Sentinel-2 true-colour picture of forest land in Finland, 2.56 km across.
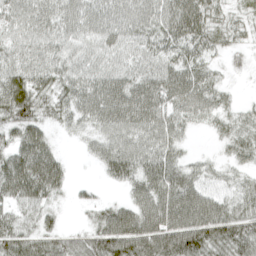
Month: April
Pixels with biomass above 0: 89%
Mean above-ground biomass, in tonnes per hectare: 50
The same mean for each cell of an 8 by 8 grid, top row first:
51 52 58 56 55 70 49 21
47 49 45 52 48 52 41 20
63 44 52 60 56 64 42 5
70 35 49 68 65 51 41 25
49 38 11 53 54 37 5 45
88 74 1 36 61 59 32 26
43 35 13 36 58 87 71 47
58 49 41 95 84 94 76 68
